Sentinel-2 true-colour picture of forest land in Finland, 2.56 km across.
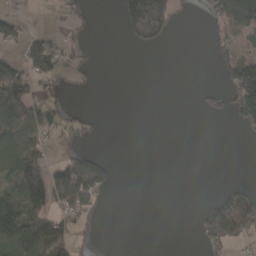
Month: March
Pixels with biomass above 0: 32%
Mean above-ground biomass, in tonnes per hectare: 39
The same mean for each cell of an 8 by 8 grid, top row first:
24 2 21 5 214 50 33 112
27 56 19 0 36 0 18 46
75 43 19 0 0 0 0 134
82 55 18 0 0 0 33 95
83 26 18 0 0 0 0 5
91 101 136 33 0 0 0 0
97 100 93 3 0 0 55 124
112 117 32 0 0 0 47 34
